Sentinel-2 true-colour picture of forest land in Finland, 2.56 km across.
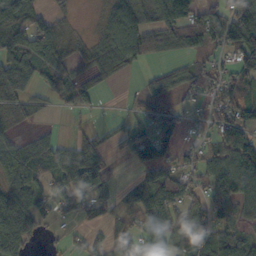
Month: October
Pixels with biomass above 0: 69%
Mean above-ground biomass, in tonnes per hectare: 64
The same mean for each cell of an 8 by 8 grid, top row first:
90 44 3 79 63 126 91 113
92 95 20 65 59 46 56 128
97 55 38 24 24 47 69 65
32 15 31 3 26 35 47 89
45 50 43 25 72 49 44 130
71 57 115 46 44 74 74 120
119 44 70 48 107 88 90 68
97 11 28 57 98 84 75 70
